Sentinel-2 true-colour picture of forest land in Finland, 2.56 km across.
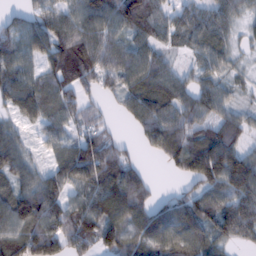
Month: February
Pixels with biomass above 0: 86%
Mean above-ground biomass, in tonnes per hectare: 82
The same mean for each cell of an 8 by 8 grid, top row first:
42 77 103 107 118 58 73 49
79 97 121 83 77 36 84 30
78 71 98 70 98 66 61 27
65 67 57 19 101 87 68 46
67 45 84 58 58 93 111 66
79 71 120 109 44 30 137 145
125 106 94 112 75 98 93 106
104 134 104 103 91 115 90 56
